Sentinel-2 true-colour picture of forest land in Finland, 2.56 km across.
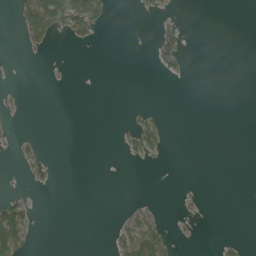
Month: August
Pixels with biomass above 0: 12%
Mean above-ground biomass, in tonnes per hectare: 8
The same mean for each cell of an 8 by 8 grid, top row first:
15 78 75 9 3 4 0 0
2 12 4 0 0 26 0 0
0 1 0 0 0 3 0 0
2 0 0 0 6 0 0 0
8 2 0 0 22 0 0 0
1 17 0 0 0 0 0 0
41 0 0 0 12 3 1 0
76 0 0 14 75 8 0 5
